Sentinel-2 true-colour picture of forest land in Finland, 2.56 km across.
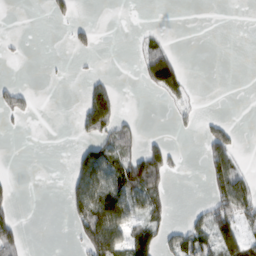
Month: February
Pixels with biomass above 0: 27%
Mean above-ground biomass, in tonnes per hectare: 33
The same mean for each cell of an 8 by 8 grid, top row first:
0 18 5 0 0 0 0 0
4 0 21 0 30 11 0 0
5 2 6 17 39 73 0 0
37 0 36 77 1 16 2 0
0 0 23 65 51 8 66 20
3 0 71 84 136 9 60 80
20 0 80 160 67 4 49 97
68 0 46 142 98 52 78 69
